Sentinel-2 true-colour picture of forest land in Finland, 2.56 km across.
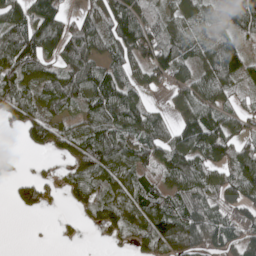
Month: May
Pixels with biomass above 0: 77%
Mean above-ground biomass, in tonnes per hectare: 76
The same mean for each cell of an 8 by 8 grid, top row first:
99 114 40 95 103 55 48 93
135 113 104 80 129 100 73 59
100 81 107 87 57 83 76 60
91 70 53 102 88 51 98 57
6 69 97 123 102 101 141 73
30 25 74 81 84 100 68 89
27 27 34 71 111 71 69 71
0 1 13 31 77 117 80 79
